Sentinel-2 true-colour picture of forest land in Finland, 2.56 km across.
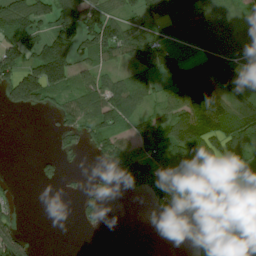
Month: July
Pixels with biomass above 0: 60%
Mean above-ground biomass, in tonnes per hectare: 67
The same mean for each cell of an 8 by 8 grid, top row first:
109 74 117 79 72 95 106 35
101 105 82 111 114 37 101 109
110 151 66 49 66 78 105 95
29 28 102 130 59 82 209 144
0 2 31 71 87 111 86 95
4 21 6 36 119 88 103 38
26 0 35 6 6 55 41 58
78 0 0 0 0 7 87 59
